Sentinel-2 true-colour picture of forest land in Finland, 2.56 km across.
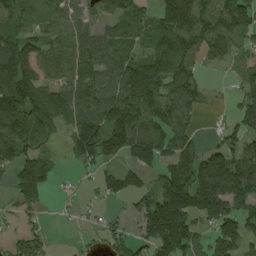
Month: August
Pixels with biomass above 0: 74%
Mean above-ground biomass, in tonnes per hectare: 98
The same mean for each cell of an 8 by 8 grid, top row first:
101 56 62 88 75 154 90 153
154 97 89 88 64 117 75 41
189 109 94 101 161 133 20 53
172 133 95 154 107 87 19 90
125 33 146 136 108 98 37 70
115 98 16 66 60 178 230 173
54 21 16 13 97 224 194 96
65 45 8 71 82 195 76 103
